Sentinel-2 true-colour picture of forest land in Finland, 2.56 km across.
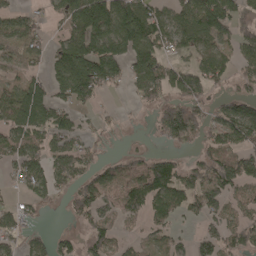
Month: April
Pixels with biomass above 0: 64%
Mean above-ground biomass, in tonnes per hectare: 78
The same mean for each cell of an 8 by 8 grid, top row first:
47 32 156 183 119 85 148 60
61 50 140 127 138 71 86 82
48 77 170 64 118 92 98 50
123 110 44 12 10 113 59 115
86 65 52 23 5 54 66 91
48 87 74 74 111 97 107 125
38 21 79 71 85 76 96 60
54 38 38 55 34 58 72 79
